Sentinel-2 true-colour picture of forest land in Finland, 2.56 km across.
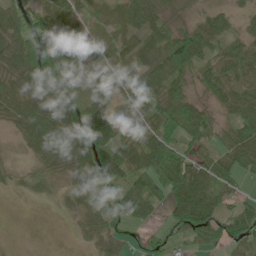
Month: June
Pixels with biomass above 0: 80%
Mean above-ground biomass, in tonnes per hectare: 45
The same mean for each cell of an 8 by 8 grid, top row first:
48 57 36 20 52 18 28 19
55 63 41 25 49 76 44 48
46 101 49 39 48 54 57 42
40 68 90 40 35 79 33 58
7 58 97 65 58 44 32 75
15 23 50 72 53 98 72 42
1 3 27 51 44 54 79 38
0 0 12 42 13 13 43 54
